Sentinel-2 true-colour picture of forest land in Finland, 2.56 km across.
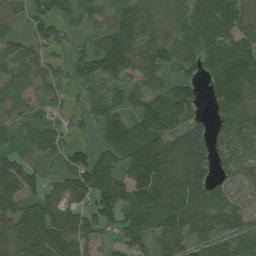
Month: July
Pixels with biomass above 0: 80%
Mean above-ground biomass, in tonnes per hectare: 80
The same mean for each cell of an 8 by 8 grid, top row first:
27 75 33 68 97 60 104 92
42 50 26 142 69 65 92 72
45 46 58 57 41 72 67 154
23 43 28 61 116 139 42 107
23 41 28 93 156 99 85 46
127 31 118 97 168 133 76 26
100 101 88 136 156 152 109 44
88 122 96 40 88 75 74 86
